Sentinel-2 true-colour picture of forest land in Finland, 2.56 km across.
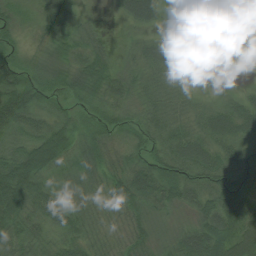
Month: August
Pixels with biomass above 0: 88%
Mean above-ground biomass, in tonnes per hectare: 40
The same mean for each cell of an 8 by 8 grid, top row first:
22 41 19 7 53 4 17 89
24 27 35 16 35 16 21 52
58 38 45 45 35 30 1 3
84 36 27 38 33 43 37 50
34 73 39 36 36 47 48 43
86 42 33 38 63 60 50 40
71 48 32 37 44 32 48 61
43 39 38 29 35 34 75 72
